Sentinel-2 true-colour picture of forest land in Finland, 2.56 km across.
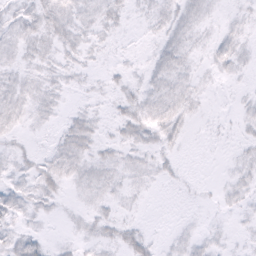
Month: February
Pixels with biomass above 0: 64%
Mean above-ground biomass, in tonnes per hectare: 7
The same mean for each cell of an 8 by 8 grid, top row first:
9 17 10 10 5 11 6 5
9 10 10 4 2 11 6 9
9 9 5 5 6 10 4 3
11 7 7 6 13 13 2 4
5 3 16 8 10 5 1 4
8 16 10 9 7 4 0 7
11 6 4 7 2 0 2 6
12 5 6 9 12 5 6 2
